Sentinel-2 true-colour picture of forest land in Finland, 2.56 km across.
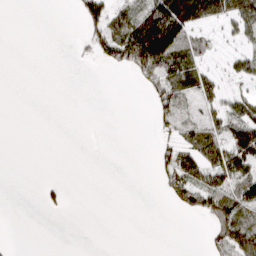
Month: March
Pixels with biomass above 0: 34%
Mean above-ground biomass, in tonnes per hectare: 31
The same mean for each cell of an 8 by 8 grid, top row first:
0 0 38 67 80 157 64 87
0 0 7 85 223 117 26 22
0 0 0 0 49 49 35 27
0 0 0 0 0 65 31 48
0 0 0 0 0 43 67 58
0 1 0 0 0 59 57 69
0 9 0 0 0 21 78 92
1 0 0 0 0 0 23 112
